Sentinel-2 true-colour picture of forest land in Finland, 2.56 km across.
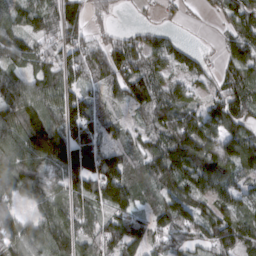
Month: March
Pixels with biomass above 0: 86%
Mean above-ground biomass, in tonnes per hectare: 100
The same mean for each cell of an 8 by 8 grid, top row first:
79 88 82 29 12 22 23 106
83 73 96 90 98 57 9 128
81 98 78 102 123 57 50 97
133 125 137 44 76 116 96 121
135 206 143 83 69 141 139 130
165 97 156 167 97 139 150 87
82 102 94 108 64 145 83 73
139 133 110 135 106 98 101 108
